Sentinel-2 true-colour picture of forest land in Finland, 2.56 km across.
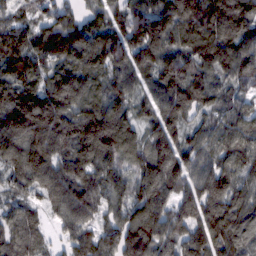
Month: February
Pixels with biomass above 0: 96%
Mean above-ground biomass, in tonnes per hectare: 133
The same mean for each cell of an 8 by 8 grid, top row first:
84 99 95 98 163 179 194 161
185 154 167 174 172 114 173 141
142 127 140 125 84 137 116 97
203 200 136 175 75 123 78 105
173 185 153 198 107 121 114 132
119 144 145 133 132 123 133 112
84 68 143 105 151 98 144 121
126 46 107 121 175 106 147 108
